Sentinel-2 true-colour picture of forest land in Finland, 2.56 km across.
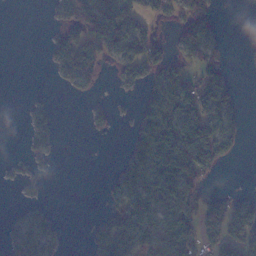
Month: November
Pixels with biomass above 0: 46%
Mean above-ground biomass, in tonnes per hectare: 43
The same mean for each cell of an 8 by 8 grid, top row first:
0 7 77 135 60 44 55 0
0 27 90 71 90 35 66 1
0 3 53 8 49 82 62 7
0 23 1 21 51 93 97 40
0 24 0 0 71 109 130 38
14 7 0 22 85 111 34 1
8 13 0 26 77 76 50 65
45 40 2 105 64 84 48 76
